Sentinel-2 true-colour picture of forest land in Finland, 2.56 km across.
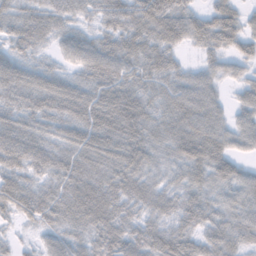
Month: November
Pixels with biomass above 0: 93%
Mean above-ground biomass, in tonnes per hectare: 52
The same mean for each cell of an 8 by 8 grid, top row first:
49 41 12 22 33 40 41 36
39 21 66 59 57 35 41 38
65 63 49 72 55 49 44 32
53 61 76 94 62 67 70 38
69 54 65 70 66 60 75 41
54 43 69 61 52 35 56 51
52 65 75 65 49 47 49 57
15 32 45 67 63 69 48 44
